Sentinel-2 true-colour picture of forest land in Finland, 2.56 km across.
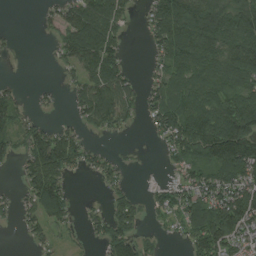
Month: August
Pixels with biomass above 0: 64%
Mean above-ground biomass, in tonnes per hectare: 78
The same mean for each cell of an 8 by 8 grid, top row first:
0 28 112 106 34 154 128 113
9 7 140 98 15 158 146 145
6 1 58 125 28 101 118 125
58 12 64 135 53 131 113 134
48 143 70 7 4 98 151 188
17 143 22 46 2 35 96 121
38 122 14 65 44 85 142 156
3 44 11 97 46 15 146 95
